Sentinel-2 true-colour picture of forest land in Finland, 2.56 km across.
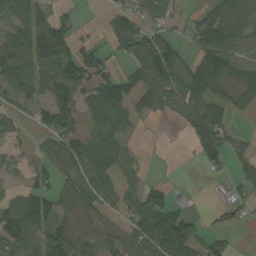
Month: September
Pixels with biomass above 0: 63%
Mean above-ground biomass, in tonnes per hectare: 65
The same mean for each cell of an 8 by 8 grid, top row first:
77 47 12 49 68 36 85 108
109 153 62 55 117 62 150 90
120 77 134 103 115 127 173 37
37 82 76 95 61 48 107 24
20 38 78 44 3 1 113 26
20 44 64 36 23 0 18 37
68 59 64 23 78 39 14 50
77 81 53 47 78 122 35 3
